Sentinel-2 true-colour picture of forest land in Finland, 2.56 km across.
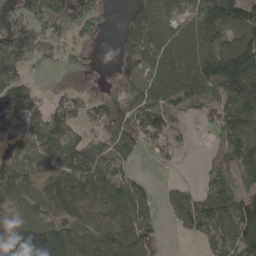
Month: May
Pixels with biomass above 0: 78%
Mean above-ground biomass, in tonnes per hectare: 91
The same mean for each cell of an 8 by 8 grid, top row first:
95 118 85 8 101 65 181 137
159 81 34 20 122 111 121 169
92 10 21 54 76 141 151 213
150 83 67 113 100 43 55 136
63 118 90 82 58 57 25 126
131 99 131 92 24 8 50 68
47 66 93 92 88 96 116 128
120 146 89 119 101 6 60 118
